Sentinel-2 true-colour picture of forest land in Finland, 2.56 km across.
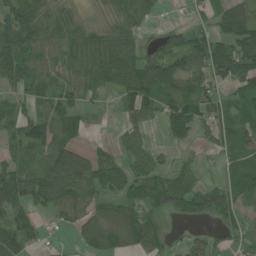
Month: June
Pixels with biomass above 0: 76%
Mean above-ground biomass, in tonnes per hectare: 74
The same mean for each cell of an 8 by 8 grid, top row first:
101 65 38 41 52 4 43 110
118 66 89 98 48 85 114 118
80 52 67 70 113 105 68 118
51 68 55 12 81 107 72 65
73 108 45 25 37 44 39 82
111 112 109 101 88 67 21 97
101 83 91 80 77 83 109 65
98 22 56 113 104 11 36 48
